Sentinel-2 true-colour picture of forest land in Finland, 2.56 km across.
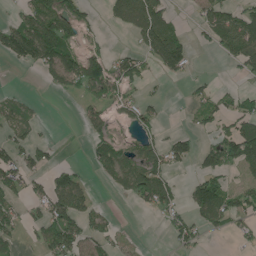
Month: June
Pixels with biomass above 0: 47%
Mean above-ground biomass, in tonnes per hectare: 59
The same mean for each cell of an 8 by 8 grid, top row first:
31 136 76 38 117 26 72 77
108 144 63 20 63 126 21 112
0 39 122 106 50 17 20 16
47 1 22 48 50 1 64 80
59 25 1 85 62 63 53 141
69 59 39 73 129 31 85 29
49 83 89 9 32 55 107 76
33 76 77 58 4 47 14 21
